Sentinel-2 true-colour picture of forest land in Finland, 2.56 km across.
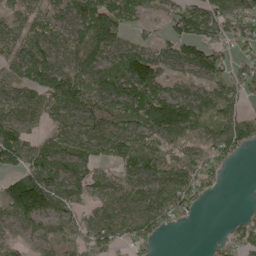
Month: May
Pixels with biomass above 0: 79%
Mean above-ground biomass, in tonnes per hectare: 84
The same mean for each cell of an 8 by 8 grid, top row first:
57 64 102 131 40 76 124 119
75 92 77 117 69 76 102 45
84 143 121 165 164 51 90 77
85 69 108 94 139 184 107 83
121 60 88 103 80 78 70 102
90 122 86 58 86 96 73 0
127 103 66 78 99 105 6 4
32 51 65 79 74 0 5 67
